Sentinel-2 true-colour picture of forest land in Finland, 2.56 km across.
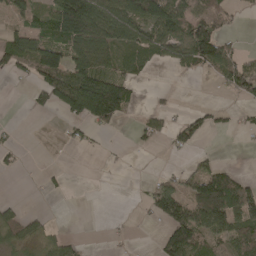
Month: April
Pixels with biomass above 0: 46%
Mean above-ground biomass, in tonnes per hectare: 55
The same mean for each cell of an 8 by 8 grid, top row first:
40 80 213 111 119 105 70 16
95 93 114 96 92 85 144 22
14 94 129 102 20 4 15 104
0 30 113 140 20 15 30 18
14 0 20 3 13 40 8 4
7 12 0 1 4 32 98 41
27 4 0 0 17 100 181 130
56 40 13 6 1 137 69 94
